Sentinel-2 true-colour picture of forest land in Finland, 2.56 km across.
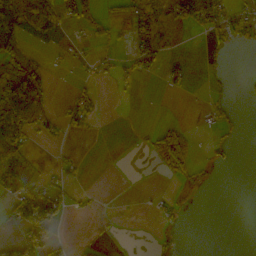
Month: October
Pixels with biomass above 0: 32%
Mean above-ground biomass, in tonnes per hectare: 28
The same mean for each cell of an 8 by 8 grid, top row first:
72 74 62 20 70 56 65 28
39 9 7 18 61 5 13 10
107 32 11 15 9 13 10 2
125 23 53 0 1 0 15 5
104 13 1 0 7 77 9 5
182 23 11 0 1 22 5 0
66 120 8 1 1 12 0 0
15 68 5 4 1 7 0 0
